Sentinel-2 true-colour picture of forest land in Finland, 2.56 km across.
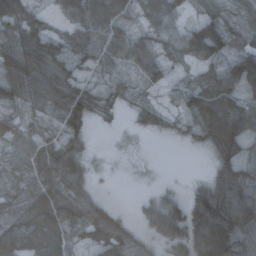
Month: October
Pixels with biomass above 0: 83%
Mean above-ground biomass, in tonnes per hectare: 69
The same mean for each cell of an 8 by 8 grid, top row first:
81 32 114 112 57 61 67 55
68 54 85 96 82 62 137 54
103 74 43 35 46 29 81 123
43 49 95 23 42 39 151 134
52 66 45 2 2 9 57 90
45 69 57 3 2 2 32 89
60 119 94 27 42 73 152 157
99 124 40 102 26 98 188 96
